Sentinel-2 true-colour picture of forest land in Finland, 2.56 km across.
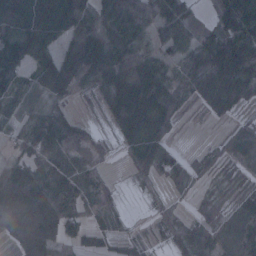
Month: January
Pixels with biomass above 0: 81%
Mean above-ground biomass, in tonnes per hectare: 71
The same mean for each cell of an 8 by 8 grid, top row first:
117 108 123 90 75 65 8 121
102 77 143 94 59 57 100 105
60 101 90 100 133 65 102 108
41 47 12 75 114 66 30 34
43 109 61 25 104 19 16 67
143 67 74 13 42 59 40 41
73 143 70 45 9 20 47 60
69 111 65 44 31 48 76 81
